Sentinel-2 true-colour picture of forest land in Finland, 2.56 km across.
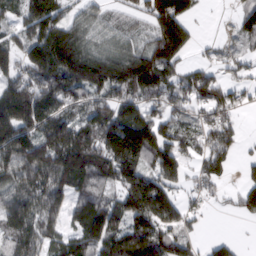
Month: March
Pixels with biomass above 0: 78%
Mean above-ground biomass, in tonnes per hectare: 105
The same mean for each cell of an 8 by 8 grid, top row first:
62 142 66 50 70 174 4 60
67 155 132 74 103 135 16 51
94 132 139 148 178 86 99 45
168 142 80 110 109 71 80 41
171 168 194 181 197 103 89 46
138 160 146 121 123 72 80 24
141 131 103 123 157 90 24 54
115 93 115 140 166 116 28 15
